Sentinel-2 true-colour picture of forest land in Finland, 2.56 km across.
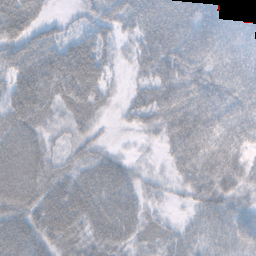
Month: October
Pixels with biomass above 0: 86%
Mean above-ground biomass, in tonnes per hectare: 44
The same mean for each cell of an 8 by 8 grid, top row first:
67 16 17 49 66 69 58 51
38 47 64 23 49 59 60 41
49 61 78 17 26 61 51 51
59 35 41 10 36 64 54 41
59 26 32 9 9 51 50 36
65 48 48 59 18 25 52 40
49 65 63 57 31 7 42 33
63 42 35 45 28 32 32 41
